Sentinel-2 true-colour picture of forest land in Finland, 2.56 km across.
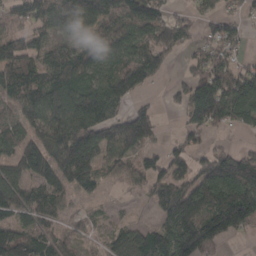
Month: March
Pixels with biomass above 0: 78%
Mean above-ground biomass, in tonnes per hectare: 99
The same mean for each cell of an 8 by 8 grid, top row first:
75 126 132 110 133 59 43 37
119 63 71 106 111 107 68 35
105 106 118 105 82 24 163 143
73 160 180 94 81 20 191 121
74 145 162 122 112 34 33 19
97 136 150 46 86 84 132 230
90 84 24 9 12 158 150 229
159 79 42 45 100 172 165 18
